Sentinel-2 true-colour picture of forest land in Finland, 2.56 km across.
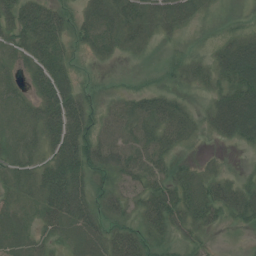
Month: July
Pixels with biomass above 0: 81%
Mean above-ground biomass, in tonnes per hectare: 41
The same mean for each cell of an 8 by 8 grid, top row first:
57 71 37 63 52 51 20 10
38 70 21 43 24 13 19 52
26 66 17 7 9 20 28 58
42 68 64 32 44 45 33 93
41 48 70 59 54 38 7 25
40 61 54 44 59 40 32 17
29 54 73 40 42 54 53 48
37 21 40 51 37 25 15 1
